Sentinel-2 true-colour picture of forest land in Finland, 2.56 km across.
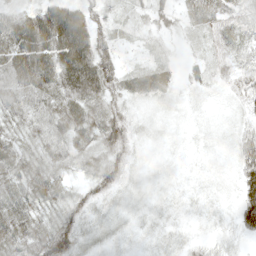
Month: May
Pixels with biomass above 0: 92%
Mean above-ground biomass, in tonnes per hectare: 39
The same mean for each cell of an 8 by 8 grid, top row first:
52 72 64 22 25 38 52 37
86 82 91 40 11 9 12 25
79 73 86 55 33 17 21 30
58 61 69 54 15 10 7 19
57 55 48 69 15 7 7 53
65 57 28 55 12 6 8 57
67 45 48 20 11 10 8 63
67 74 38 15 8 13 11 16
